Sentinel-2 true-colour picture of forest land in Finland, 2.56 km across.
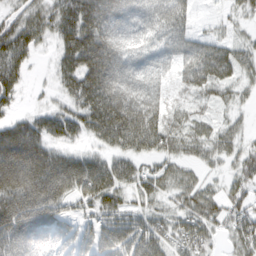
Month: March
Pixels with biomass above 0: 84%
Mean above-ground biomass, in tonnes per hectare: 76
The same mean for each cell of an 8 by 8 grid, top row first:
41 60 107 89 82 91 7 26
112 20 127 115 68 78 80 39
84 11 106 142 103 49 94 47
30 47 69 158 154 28 19 19
149 87 30 78 99 50 52 34
181 188 156 114 60 52 23 48
142 129 41 69 40 38 65 55
113 42 53 88 121 64 55 60
